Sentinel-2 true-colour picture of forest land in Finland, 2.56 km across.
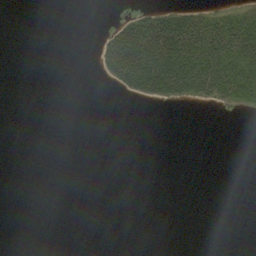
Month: September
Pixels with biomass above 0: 17%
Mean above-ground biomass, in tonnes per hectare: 13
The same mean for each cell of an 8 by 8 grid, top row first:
0 0 0 1 20 31 28 37
0 0 0 41 78 78 78 76
0 0 0 19 67 75 77 83
0 0 0 0 0 0 1 9
0 0 0 0 0 0 0 0
0 0 0 0 0 0 0 0
0 0 0 0 0 0 0 0
0 0 0 0 0 0 0 0
